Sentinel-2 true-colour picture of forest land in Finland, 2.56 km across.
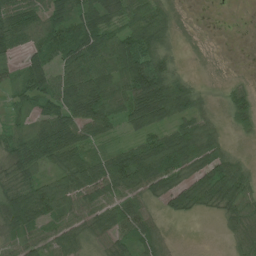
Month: July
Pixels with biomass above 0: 82%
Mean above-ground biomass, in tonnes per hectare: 56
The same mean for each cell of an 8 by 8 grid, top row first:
70 57 59 48 70 29 1 1
46 67 67 75 107 27 3 0
27 74 66 58 156 78 4 11
25 58 93 56 99 83 27 59
54 78 65 25 53 83 70 8
57 33 62 85 110 70 71 65
119 93 60 78 50 45 36 60
57 65 59 58 57 5 0 35
